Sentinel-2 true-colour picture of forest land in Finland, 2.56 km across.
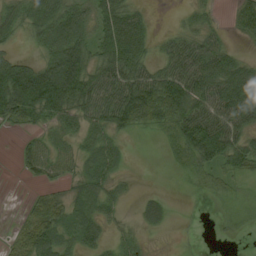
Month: August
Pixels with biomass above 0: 71%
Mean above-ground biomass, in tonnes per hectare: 46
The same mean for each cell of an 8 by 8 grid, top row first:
44 82 52 79 32 7 25 52
14 50 63 87 54 47 59 14
105 103 88 67 73 83 86 104
67 65 53 82 122 89 70 75
12 26 32 36 2 41 98 57
5 28 29 35 0 7 36 37
3 62 36 27 31 7 6 25
33 66 43 22 16 6 1 5
